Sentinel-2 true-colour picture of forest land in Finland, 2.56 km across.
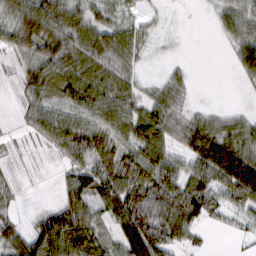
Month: February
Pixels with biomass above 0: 78%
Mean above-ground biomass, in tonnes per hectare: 55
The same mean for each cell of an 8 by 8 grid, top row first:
70 94 63 44 19 1 8 71
54 98 87 80 29 3 0 57
21 87 77 66 19 27 0 16
12 80 77 75 62 49 26 20
8 38 87 66 83 48 112 74
12 1 57 69 76 70 85 151
17 20 68 73 91 91 66 51
66 103 103 46 128 57 8 15
